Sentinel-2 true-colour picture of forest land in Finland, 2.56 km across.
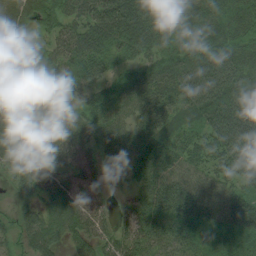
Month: August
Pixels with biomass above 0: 95%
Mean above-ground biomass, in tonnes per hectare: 70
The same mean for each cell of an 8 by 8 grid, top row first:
71 60 67 112 81 57 62 60
71 50 79 68 66 61 90 71
37 45 54 50 79 87 135 104
51 62 51 75 63 61 98 146
70 61 60 68 95 67 69 134
45 56 66 20 88 81 59 73
31 65 66 25 74 106 97 110
39 69 51 56 63 66 54 53
